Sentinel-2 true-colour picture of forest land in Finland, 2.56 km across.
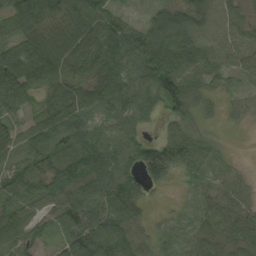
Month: September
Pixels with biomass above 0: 90%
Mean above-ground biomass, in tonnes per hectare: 65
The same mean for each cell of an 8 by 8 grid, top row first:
86 116 132 57 20 72 64 31
89 129 100 88 102 100 55 39
110 78 62 108 83 98 49 34
43 69 82 51 63 53 20 28
60 80 83 71 63 86 38 1
56 79 83 95 70 40 38 22
69 45 73 82 24 8 37 48
73 28 112 122 44 27 59 60
